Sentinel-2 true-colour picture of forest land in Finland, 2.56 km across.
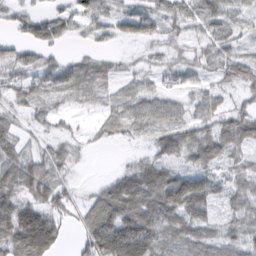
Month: February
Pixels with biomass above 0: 82%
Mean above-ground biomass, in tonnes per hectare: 62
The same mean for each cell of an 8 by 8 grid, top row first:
39 52 58 60 92 66 83 51
40 50 10 17 22 32 48 39
55 69 66 34 31 43 37 57
34 37 13 37 63 45 60 54
58 37 23 16 17 67 89 66
101 92 9 26 81 80 76 49
98 83 45 114 104 117 85 55
123 125 45 184 162 85 78 64
